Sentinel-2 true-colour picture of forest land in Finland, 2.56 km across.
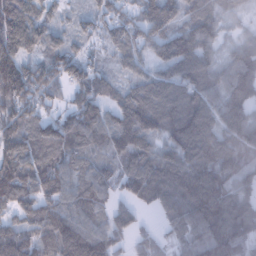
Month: January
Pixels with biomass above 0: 92%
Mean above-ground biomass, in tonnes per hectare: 94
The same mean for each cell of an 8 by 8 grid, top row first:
116 54 38 84 101 93 84 29
121 73 47 56 81 118 76 66
175 114 98 45 66 91 87 112
110 56 117 71 129 77 104 123
105 99 76 88 102 89 101 103
143 119 85 68 141 100 109 88
112 121 109 68 45 88 124 86
153 129 190 97 54 41 92 85
